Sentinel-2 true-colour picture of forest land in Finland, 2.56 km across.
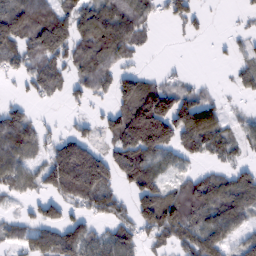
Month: February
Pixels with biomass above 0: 64%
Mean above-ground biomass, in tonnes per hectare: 71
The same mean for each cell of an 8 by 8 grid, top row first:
122 93 80 106 61 59 16 10
85 108 74 92 25 2 1 22
27 86 52 63 64 26 10 32
61 4 12 60 200 144 103 13
91 46 93 54 157 83 86 40
80 92 193 91 120 41 60 72
15 63 52 64 101 119 104 103
44 77 111 89 48 70 101 53
